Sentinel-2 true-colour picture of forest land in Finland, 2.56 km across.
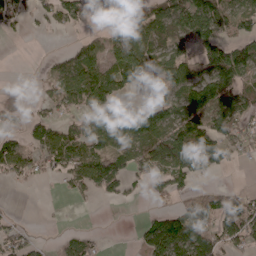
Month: April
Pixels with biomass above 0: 58%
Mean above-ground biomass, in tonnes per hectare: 54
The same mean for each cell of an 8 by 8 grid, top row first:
48 38 39 34 58 78 123 80
0 1 44 45 52 38 97 63
0 23 95 69 28 70 111 67
13 23 30 71 70 71 103 86
43 73 56 77 75 133 98 53
42 20 59 111 37 65 26 0
2 0 2 4 5 43 104 112
47 4 31 0 52 122 89 71
